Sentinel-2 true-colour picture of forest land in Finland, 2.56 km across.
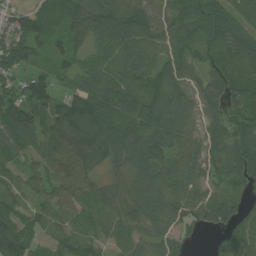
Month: July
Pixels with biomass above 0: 91%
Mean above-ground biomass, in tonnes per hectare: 73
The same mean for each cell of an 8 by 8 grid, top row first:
44 56 104 121 79 63 66 76
88 48 54 100 88 68 51 79
62 51 74 88 57 65 56 54
99 86 129 73 67 94 55 62
85 71 114 93 109 88 65 80
43 82 88 51 96 91 47 88
53 58 56 54 101 87 106 58
105 30 60 50 68 51 10 74
